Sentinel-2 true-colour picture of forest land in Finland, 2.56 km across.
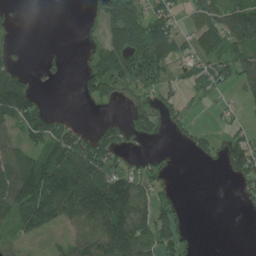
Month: July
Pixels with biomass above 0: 52%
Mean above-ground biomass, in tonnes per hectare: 68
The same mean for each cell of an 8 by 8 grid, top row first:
14 0 1 94 110 53 98 174
20 6 8 70 120 71 66 102
121 18 33 87 88 34 82 64
143 44 1 2 68 41 14 19
73 91 105 69 17 14 48 84
140 151 160 108 62 14 0 76
117 133 153 179 95 58 0 11
51 15 86 160 134 89 0 0
